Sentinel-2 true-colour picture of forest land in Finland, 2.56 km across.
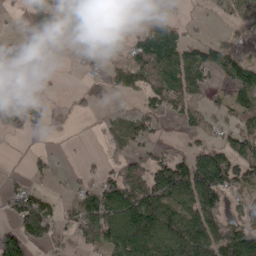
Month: April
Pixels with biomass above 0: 58%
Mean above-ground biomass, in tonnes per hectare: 62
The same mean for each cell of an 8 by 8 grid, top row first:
10 89 91 76 37 15 11 54
43 11 20 12 113 122 74 38
52 3 18 53 74 111 48 98
64 19 14 19 52 55 36 77
1 2 1 16 44 15 58 90
7 20 17 54 89 145 155 103
66 61 63 122 138 120 123 39
99 54 38 103 149 140 127 127
